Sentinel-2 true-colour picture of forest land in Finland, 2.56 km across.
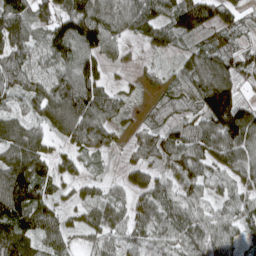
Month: April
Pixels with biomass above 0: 88%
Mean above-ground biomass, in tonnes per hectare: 80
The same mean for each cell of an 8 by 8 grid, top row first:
124 82 141 111 123 118 97 48
94 84 110 58 30 41 71 72
76 69 121 28 27 61 129 77
48 87 137 73 31 71 130 135
99 55 81 46 71 103 102 110
125 82 43 20 54 80 67 69
144 81 51 72 63 81 53 72
142 83 31 62 70 78 99 56
